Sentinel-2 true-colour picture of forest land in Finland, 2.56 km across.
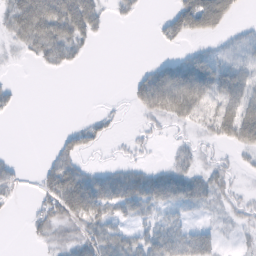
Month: February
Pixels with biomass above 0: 53%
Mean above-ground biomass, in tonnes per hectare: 30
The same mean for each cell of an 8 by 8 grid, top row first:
55 77 68 13 5 44 82 11
15 58 25 0 0 11 18 32
3 0 0 0 42 82 73 52
8 0 0 7 34 68 54 77
0 3 32 7 13 15 16 48
19 36 48 34 36 46 31 11
5 39 67 39 37 31 15 19
0 25 37 41 35 53 32 8
